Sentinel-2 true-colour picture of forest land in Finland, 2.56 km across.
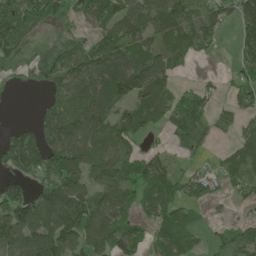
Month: May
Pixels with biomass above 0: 69%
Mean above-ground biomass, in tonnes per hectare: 75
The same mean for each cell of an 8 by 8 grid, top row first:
163 105 54 81 98 94 74 94
78 11 52 100 82 76 31 58
32 51 100 149 127 36 13 54
0 51 118 74 85 60 50 46
72 85 95 83 32 29 18 55
65 97 78 86 105 64 33 59
159 120 119 99 73 94 22 18
88 142 96 108 59 116 38 83
